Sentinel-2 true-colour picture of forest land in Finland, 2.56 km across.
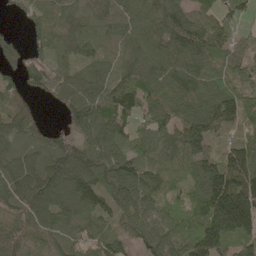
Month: May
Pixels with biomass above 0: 91%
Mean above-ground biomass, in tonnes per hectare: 86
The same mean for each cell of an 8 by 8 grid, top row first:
17 59 51 72 82 108 64 47
42 62 54 44 82 102 103 50
41 66 77 74 84 105 92 56
69 7 115 111 68 82 130 98
62 67 75 101 74 94 136 105
100 133 128 108 102 48 172 146
76 125 106 70 101 64 150 207
68 54 56 59 65 85 180 88
